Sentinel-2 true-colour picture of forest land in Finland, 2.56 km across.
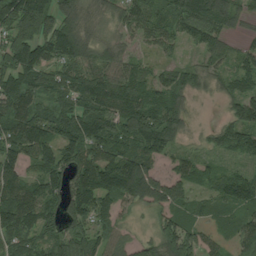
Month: August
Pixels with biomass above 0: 91%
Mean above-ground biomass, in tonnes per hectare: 110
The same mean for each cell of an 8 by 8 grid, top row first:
198 163 92 66 116 116 147 73
204 136 122 74 49 46 85 42
168 105 133 116 92 74 53 87
128 100 164 146 177 92 2 92
158 137 184 145 133 64 40 106
127 146 147 164 153 84 59 96
171 106 143 101 57 102 66 104
106 92 139 89 54 170 59 87
